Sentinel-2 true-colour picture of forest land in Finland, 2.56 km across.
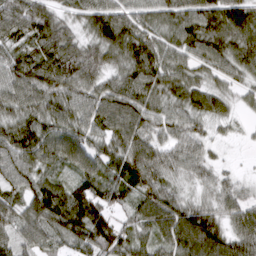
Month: March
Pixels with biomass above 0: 94%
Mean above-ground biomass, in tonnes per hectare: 75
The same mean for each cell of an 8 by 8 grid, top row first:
88 84 58 92 63 81 108 105
70 106 89 103 102 70 85 85
80 94 96 58 88 78 48 43
44 55 58 89 84 61 70 23
67 85 78 51 79 56 38 9
68 59 76 78 68 45 36 18
63 115 135 85 80 84 59 59
61 64 82 132 71 108 155 82
